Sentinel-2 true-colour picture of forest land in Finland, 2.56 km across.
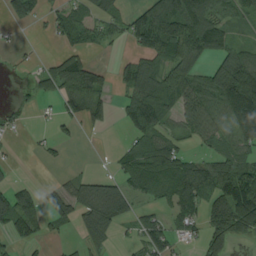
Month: August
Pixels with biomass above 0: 59%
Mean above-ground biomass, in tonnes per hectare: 72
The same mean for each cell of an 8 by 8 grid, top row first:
57 36 47 54 101 154 135 57
15 5 55 20 71 107 135 61
7 62 146 39 128 160 87 195
34 11 96 40 155 85 97 183
11 20 11 6 89 57 43 90
12 4 35 44 105 112 105 114
136 71 83 129 36 67 87 122
57 30 33 37 73 51 87 31
